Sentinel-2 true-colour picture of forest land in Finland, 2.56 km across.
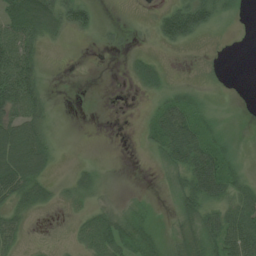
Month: July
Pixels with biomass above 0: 53%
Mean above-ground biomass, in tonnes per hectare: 28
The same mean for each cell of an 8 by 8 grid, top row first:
60 73 49 0 4 76 57 11
83 13 1 9 5 21 5 0
100 7 0 0 34 6 7 0
70 25 0 0 6 51 20 0
84 36 0 0 10 56 42 10
82 28 22 1 0 31 64 24
34 17 17 18 12 25 37 51
25 4 22 49 34 25 44 68
